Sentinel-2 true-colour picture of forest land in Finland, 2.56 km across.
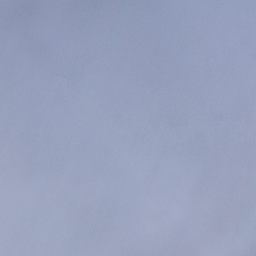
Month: December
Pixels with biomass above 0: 91%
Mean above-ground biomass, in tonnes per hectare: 102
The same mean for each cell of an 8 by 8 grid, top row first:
95 15 76 71 107 173 70 94
109 110 96 98 91 70 93 104
107 139 69 66 66 34 92 102
114 132 114 40 42 85 89 78
131 180 180 82 136 116 99 102
77 113 154 91 132 107 104 115
60 120 94 111 122 108 98 145
66 62 134 85 138 100 126 185
